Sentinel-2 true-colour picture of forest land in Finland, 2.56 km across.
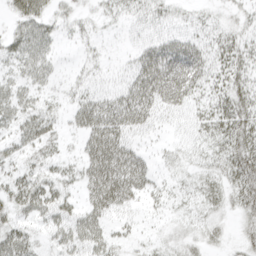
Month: April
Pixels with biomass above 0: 71%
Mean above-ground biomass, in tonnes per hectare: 33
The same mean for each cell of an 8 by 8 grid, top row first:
36 35 22 20 31 21 15 21
38 26 12 6 33 47 32 38
25 21 16 12 53 58 40 40
34 26 42 57 52 27 37 56
31 32 25 68 16 18 32 56
32 32 35 75 46 18 30 60
39 42 30 48 22 15 27 33
53 23 46 28 11 22 26 19
